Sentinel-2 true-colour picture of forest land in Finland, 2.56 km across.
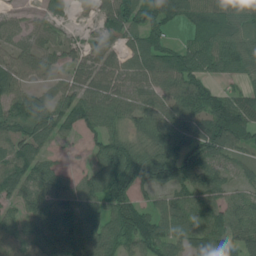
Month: July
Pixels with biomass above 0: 86%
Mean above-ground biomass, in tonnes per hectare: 80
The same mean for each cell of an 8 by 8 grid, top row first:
28 50 17 78 99 83 89 79
66 73 37 44 94 60 98 94
85 53 55 66 65 105 59 41
98 106 99 94 100 89 110 98
92 51 23 88 76 110 127 77
116 80 42 120 96 108 86 39
56 85 84 85 56 75 83 72
85 97 106 92 107 65 117 97
